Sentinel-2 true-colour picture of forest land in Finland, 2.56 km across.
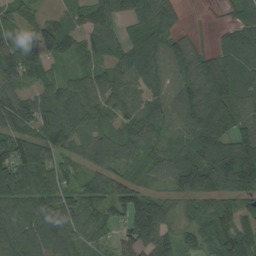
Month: August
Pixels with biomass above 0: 90%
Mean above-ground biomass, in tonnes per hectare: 91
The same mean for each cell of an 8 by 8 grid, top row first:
47 37 59 89 103 54 3 74
98 121 81 79 104 79 28 104
77 68 60 90 89 89 145 113
130 106 95 58 83 110 157 104
116 72 63 74 93 56 134 132
120 83 65 70 63 110 159 180
76 98 102 80 162 65 68 83
107 112 70 46 130 86 85 148
